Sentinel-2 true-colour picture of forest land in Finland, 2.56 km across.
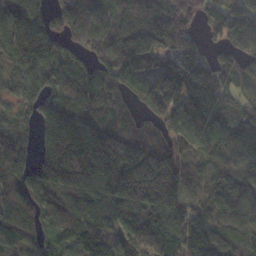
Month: November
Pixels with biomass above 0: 91%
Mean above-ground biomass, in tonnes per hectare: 127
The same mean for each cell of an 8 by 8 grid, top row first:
131 109 157 97 124 143 92 204
95 109 70 115 217 155 74 107
74 100 83 116 116 214 225 75
54 111 113 102 94 182 157 81
69 143 211 215 141 102 89 130
119 180 207 225 270 173 55 89
132 99 130 131 174 142 83 78
104 59 94 92 91 162 163 67
